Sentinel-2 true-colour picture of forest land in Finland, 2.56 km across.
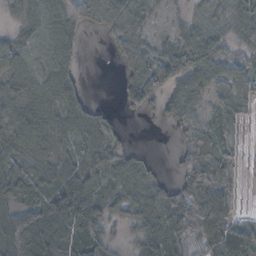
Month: November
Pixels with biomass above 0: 78%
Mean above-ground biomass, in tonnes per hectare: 60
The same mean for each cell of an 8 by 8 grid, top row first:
25 81 82 86 55 11 44 61
60 80 29 35 67 53 86 36
53 57 27 0 106 65 81 69
60 48 48 14 43 59 32 50
60 60 57 44 2 29 73 23
62 48 85 64 44 33 103 33
66 83 131 38 52 93 150 34
120 104 84 34 45 60 101 100
